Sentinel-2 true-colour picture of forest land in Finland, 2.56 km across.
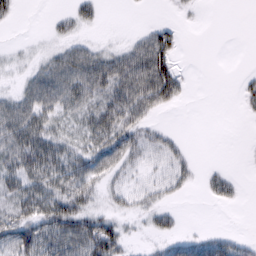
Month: February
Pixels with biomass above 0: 55%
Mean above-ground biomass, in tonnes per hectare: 25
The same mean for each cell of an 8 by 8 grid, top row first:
9 5 25 0 0 4 0 0
4 10 29 14 46 31 0 0
9 48 55 53 65 41 0 8
47 36 32 48 39 5 0 5
50 48 27 51 33 17 0 0
42 50 46 29 20 31 15 6
32 47 45 15 21 11 3 4
46 47 59 57 6 21 29 14
